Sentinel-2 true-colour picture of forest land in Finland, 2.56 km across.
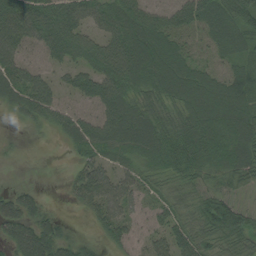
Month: August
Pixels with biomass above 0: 89%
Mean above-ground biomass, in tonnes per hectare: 55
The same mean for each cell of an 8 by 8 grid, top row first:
88 77 63 67 64 53 59 69
66 56 57 67 86 62 27 36
68 37 46 75 75 85 64 58
32 58 38 76 77 65 96 84
10 5 54 74 81 81 94 77
7 3 42 41 40 55 50 57
60 20 21 51 28 50 67 54
70 86 28 29 22 54 54 56
